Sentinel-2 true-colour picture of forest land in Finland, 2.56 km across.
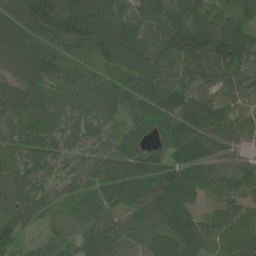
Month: June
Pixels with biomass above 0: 96%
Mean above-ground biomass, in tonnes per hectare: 93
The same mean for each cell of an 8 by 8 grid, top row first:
139 189 195 130 69 109 98 85
135 121 128 159 118 139 163 126
75 108 87 88 153 78 75 74
72 61 58 73 110 131 122 67
62 83 61 70 73 117 99 53
82 52 64 103 73 86 49 59
84 61 65 66 79 97 30 78
62 42 63 91 68 118 83 125
